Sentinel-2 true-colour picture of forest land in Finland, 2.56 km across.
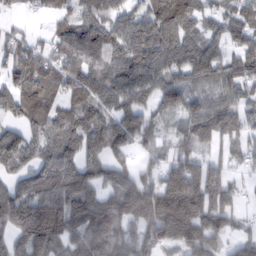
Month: February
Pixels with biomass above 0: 84%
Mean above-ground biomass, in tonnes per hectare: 104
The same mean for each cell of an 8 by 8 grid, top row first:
19 34 79 94 94 177 65 79
66 56 136 109 135 136 89 68
90 112 114 116 122 79 85 100
82 122 121 94 81 76 109 86
123 107 125 126 51 49 59 57
82 153 150 92 68 155 153 28
174 183 141 118 152 222 173 46
82 164 104 120 91 118 106 52
